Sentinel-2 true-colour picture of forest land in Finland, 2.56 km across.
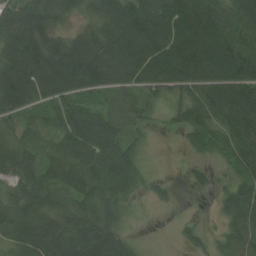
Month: July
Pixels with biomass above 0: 86%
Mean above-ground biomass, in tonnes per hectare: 70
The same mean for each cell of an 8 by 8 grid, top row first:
84 83 41 89 108 114 108 87
103 100 96 97 132 105 114 96
122 129 109 77 79 83 93 102
63 44 70 58 32 49 77 91
55 42 86 78 17 5 49 68
64 69 77 91 24 3 22 45
69 72 68 49 7 9 2 84
55 113 109 93 5 13 24 71
